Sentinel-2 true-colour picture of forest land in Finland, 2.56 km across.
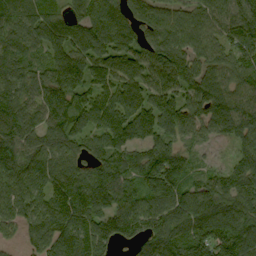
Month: September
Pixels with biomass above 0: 93%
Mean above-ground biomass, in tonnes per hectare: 108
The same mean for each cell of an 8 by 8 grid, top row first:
114 104 98 118 87 75 99 120
96 108 125 124 102 114 97 122
88 105 124 104 104 139 119 92
91 110 116 123 118 136 137 144
124 90 78 112 96 88 42 102
126 100 94 113 123 153 62 119
96 105 135 113 101 120 116 110
34 106 116 100 84 111 149 133
